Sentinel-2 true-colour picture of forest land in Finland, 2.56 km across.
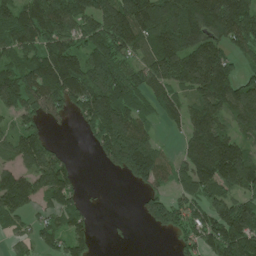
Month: June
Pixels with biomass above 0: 76%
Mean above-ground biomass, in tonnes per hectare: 121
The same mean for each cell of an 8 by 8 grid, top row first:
116 188 155 210 197 204 207 227
113 130 100 162 121 183 155 106
144 186 171 137 97 133 219 108
84 95 95 192 73 76 145 128
113 81 7 179 135 21 172 118
107 173 32 22 147 85 163 204
119 74 68 0 67 110 116 148
47 71 79 7 0 44 138 230
